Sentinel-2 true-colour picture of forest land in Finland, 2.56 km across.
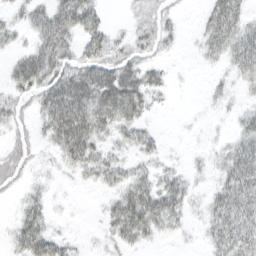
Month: March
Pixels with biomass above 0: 64%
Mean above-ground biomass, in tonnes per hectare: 26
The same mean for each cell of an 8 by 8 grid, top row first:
15 48 55 4 20 11 27 37
15 53 29 30 26 7 29 47
32 46 53 56 37 3 5 20
21 41 59 54 23 1 3 13
18 15 58 17 21 2 5 31
20 6 15 26 23 18 9 51
9 17 1 23 56 32 23 55
23 37 4 16 20 6 19 50
